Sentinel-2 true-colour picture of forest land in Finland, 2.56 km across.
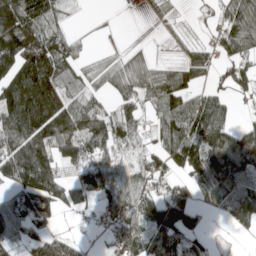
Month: May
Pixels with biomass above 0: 74%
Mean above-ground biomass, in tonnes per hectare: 82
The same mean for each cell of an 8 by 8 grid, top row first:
163 89 4 2 10 15 9 131
217 154 29 11 17 10 51 106
167 186 56 67 76 90 37 66
157 192 114 63 46 95 114 14
108 127 95 108 31 140 146 108
119 143 75 74 74 54 116 106
71 82 46 86 92 120 41 98
54 101 36 36 84 91 29 5
